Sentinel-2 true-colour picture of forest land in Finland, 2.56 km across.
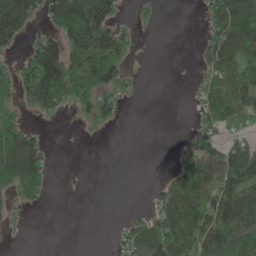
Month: May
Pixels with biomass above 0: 52%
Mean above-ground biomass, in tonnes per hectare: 72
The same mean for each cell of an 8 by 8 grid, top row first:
201 85 230 95 23 0 58 151
45 126 153 155 3 0 75 161
97 203 112 108 6 0 59 107
67 70 41 65 0 0 72 88
178 33 1 0 0 11 66 56
153 57 0 0 0 64 121 155
37 8 0 0 17 135 139 146
1 0 0 14 123 156 151 158
